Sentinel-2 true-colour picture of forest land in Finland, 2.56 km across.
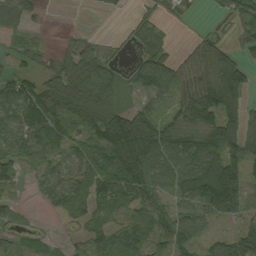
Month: August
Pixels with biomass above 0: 74%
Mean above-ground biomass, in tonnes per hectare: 57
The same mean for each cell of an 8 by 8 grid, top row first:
53 4 0 7 17 5 4 43
14 6 47 9 27 11 57 30
54 52 116 69 75 69 85 80
73 85 83 85 58 45 100 74
63 78 44 121 161 79 98 83
37 42 59 91 111 91 125 82
21 19 45 53 62 45 83 62
22 15 18 57 57 81 31 76
